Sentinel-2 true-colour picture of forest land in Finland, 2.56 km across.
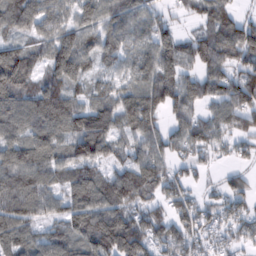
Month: February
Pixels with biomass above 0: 84%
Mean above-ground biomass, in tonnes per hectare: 83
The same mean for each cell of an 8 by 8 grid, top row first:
89 84 71 84 71 25 88 51
73 87 103 68 69 104 112 120
126 85 74 45 89 94 84 89
95 122 90 94 137 71 46 105
99 91 117 82 90 63 71 42
117 89 90 78 125 53 21 34
96 65 99 102 68 65 44 53
101 88 96 153 98 83 47 47
